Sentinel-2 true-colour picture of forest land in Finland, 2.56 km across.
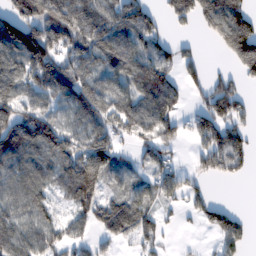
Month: February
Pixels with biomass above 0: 72%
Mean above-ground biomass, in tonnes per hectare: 96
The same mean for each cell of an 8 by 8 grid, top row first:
130 177 150 111 118 88 143 131
158 174 124 143 94 53 10 184
125 138 121 93 126 54 57 54
126 90 101 113 109 62 97 63
165 153 108 92 73 52 110 87
111 79 204 74 59 77 62 32
98 66 79 115 99 37 77 13
114 91 54 50 63 9 13 80
